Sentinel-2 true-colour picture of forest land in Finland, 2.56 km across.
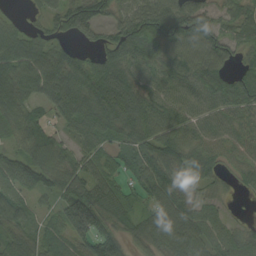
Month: August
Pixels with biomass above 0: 88%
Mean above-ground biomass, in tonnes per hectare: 71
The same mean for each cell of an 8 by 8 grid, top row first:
16 46 95 49 90 99 66 48
85 66 33 72 77 87 98 46
93 93 94 104 58 69 84 58
86 47 98 105 94 61 60 58
48 102 45 52 77 73 70 60
84 88 77 66 77 53 53 49
70 31 154 86 49 91 32 2
83 64 71 82 78 96 65 45
